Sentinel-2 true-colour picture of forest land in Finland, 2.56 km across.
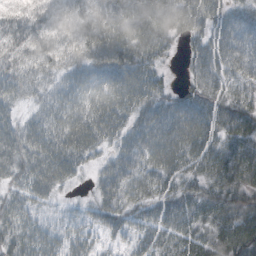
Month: October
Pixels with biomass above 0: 91%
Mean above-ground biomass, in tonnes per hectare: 52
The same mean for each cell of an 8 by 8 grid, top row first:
32 37 47 69 76 77 60 46
44 47 53 90 71 16 51 63
51 34 51 71 69 8 56 45
29 47 61 76 52 56 57 49
64 68 71 42 62 71 59 54
47 69 21 64 57 50 49 51
48 26 20 59 43 51 49 46
53 49 44 25 44 49 44 75
